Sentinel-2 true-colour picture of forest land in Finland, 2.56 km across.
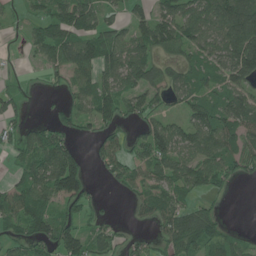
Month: June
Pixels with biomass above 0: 67%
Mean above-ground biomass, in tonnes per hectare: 63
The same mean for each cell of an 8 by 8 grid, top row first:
16 66 99 28 45 83 95 151
1 78 105 88 71 70 70 162
13 20 60 66 80 61 64 80
38 9 58 69 65 27 80 98
46 92 26 54 83 88 89 60
29 112 112 38 52 85 80 35
80 64 53 3 39 67 32 0
49 85 90 44 27 87 86 27
